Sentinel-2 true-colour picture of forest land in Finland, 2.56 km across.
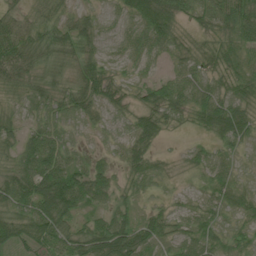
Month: July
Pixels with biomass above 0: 90%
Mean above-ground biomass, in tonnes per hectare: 46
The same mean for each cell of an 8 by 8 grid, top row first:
27 35 36 23 73 52 47 76
63 56 61 26 50 37 28 51
44 38 60 45 26 45 49 48
26 49 52 36 49 44 74 60
38 74 25 21 49 4 29 34
63 98 65 40 49 14 35 19
55 93 51 50 21 20 31 37
45 57 64 104 59 40 41 34
